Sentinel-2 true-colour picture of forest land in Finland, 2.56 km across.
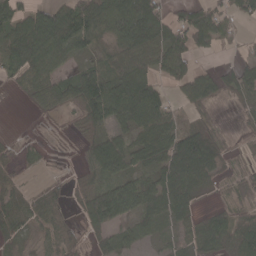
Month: April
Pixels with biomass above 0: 73%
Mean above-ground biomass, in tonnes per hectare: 51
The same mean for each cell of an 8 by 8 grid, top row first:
51 80 85 91 103 35 71 45
71 103 49 40 70 73 55 20
33 61 73 63 64 54 51 90
0 21 46 75 80 22 24 28
15 9 19 68 65 89 83 15
19 6 21 68 53 93 57 36
44 38 32 101 62 74 18 35
19 27 17 40 23 37 82 67
